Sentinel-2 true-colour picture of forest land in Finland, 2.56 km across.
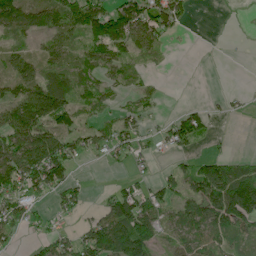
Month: June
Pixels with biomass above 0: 60%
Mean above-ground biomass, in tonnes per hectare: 53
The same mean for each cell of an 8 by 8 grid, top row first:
80 74 94 96 89 89 0 0
27 46 43 92 53 3 0 1
65 53 35 38 19 0 0 0
101 162 37 27 38 23 35 8
88 103 48 50 25 53 17 0
107 115 14 5 20 39 98 76
71 30 41 78 100 53 97 143
22 40 54 118 113 35 68 43
